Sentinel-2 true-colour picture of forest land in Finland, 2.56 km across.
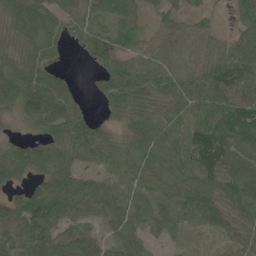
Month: June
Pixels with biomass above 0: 90%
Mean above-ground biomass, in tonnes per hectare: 59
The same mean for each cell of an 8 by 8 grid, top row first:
59 55 42 61 41 42 32 71
42 33 26 81 63 41 61 96
77 62 5 46 69 65 92 77
42 86 42 27 52 48 64 100
36 67 76 42 63 50 77 81
53 70 59 27 59 68 95 92
62 116 61 49 49 61 78 75
70 91 73 44 45 23 9 61
